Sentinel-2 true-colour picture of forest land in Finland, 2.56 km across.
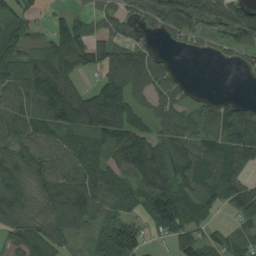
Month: August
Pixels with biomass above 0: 79%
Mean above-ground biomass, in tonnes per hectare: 94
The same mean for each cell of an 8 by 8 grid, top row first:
59 29 39 75 84 148 103 114
74 94 144 119 82 28 31 77
111 168 64 149 123 61 0 3
92 136 174 207 63 84 61 79
91 93 89 110 146 103 86 120
112 110 116 97 159 124 101 82
120 98 129 82 95 158 58 78
66 103 26 118 57 66 60 82
